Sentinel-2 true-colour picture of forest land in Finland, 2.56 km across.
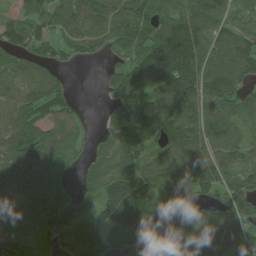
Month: June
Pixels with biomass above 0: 87%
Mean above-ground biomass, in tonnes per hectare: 108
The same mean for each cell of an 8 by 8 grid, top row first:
41 71 90 103 124 95 126 59
89 74 69 84 131 213 115 137
76 78 0 77 140 176 147 119
103 77 30 87 161 148 115 78
130 126 48 88 100 155 124 99
90 89 42 114 132 143 161 105
71 131 81 176 203 119 59 135
109 97 174 78 174 157 88 64
